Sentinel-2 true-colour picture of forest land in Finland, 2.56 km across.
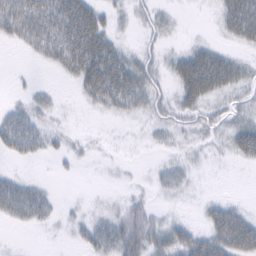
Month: February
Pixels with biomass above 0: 57%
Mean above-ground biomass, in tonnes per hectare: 27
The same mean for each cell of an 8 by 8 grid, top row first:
79 72 80 19 14 8 2 56
12 59 82 44 12 8 28 13
2 1 44 83 40 30 72 29
29 17 3 21 19 26 21 21
47 21 10 3 5 12 13 37
15 2 3 3 4 22 2 0
42 23 8 12 28 4 24 24
1 1 16 47 56 41 52 87
